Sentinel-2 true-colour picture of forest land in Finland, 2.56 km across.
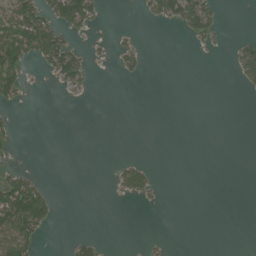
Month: July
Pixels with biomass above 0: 18%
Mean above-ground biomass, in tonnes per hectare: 21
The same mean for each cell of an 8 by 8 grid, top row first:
77 66 102 0 15 72 70 0
103 119 29 16 12 0 12 32
61 13 45 1 8 0 0 25
7 0 0 0 0 0 0 0
9 0 0 0 0 0 0 0
45 4 0 13 49 0 0 0
133 60 0 1 3 0 0 0
94 5 28 1 7 1 0 0
